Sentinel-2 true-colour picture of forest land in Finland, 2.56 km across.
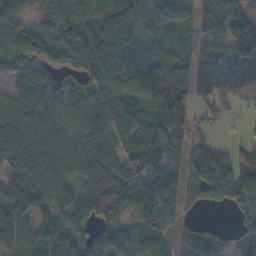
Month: November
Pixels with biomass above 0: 87%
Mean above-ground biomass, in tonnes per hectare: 77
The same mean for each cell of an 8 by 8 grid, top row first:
85 74 84 88 59 73 105 121
81 81 106 114 66 45 65 98
32 48 43 106 95 92 85 129
70 94 80 93 90 115 33 21
108 93 64 73 103 64 60 35
83 90 67 101 113 67 91 116
74 64 67 82 66 54 24 45
88 88 70 86 62 44 66 58
